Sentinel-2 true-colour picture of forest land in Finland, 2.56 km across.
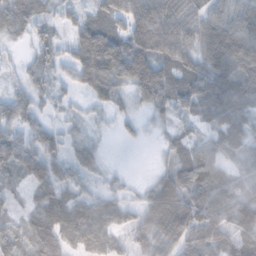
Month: November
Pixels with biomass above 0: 85%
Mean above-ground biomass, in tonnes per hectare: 62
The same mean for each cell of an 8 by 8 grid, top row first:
53 27 28 79 115 92 69 77
13 37 75 95 107 90 97 113
17 38 54 86 109 82 97 100
64 22 14 31 25 44 53 72
66 53 36 4 9 40 45 62
38 66 38 16 5 61 86 45
22 77 65 50 59 131 91 103
57 114 71 50 55 88 69 112
